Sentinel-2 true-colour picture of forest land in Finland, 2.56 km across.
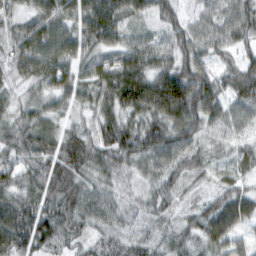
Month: February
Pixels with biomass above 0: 97%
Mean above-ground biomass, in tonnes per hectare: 60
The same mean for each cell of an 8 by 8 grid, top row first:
45 83 78 103 49 42 39 63
77 91 61 70 65 54 44 37
51 67 58 98 102 99 62 66
45 47 35 57 77 92 75 40
69 62 74 78 78 62 34 32
57 81 60 42 34 54 29 40
82 74 63 40 38 33 52 85
89 53 53 39 36 38 58 39
